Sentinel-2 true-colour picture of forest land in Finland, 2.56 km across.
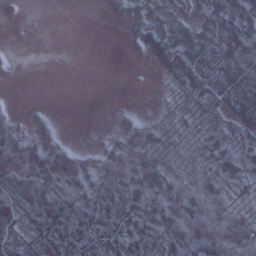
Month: January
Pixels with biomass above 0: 73%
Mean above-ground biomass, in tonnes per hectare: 44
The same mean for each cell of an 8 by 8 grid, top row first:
8 0 0 11 31 35 48 79
3 0 0 0 25 67 62 85
4 0 0 0 1 40 63 82
9 9 0 10 6 28 52 62
86 71 8 45 85 31 39 50
102 100 67 87 91 73 65 44
71 71 45 55 40 105 90 30
42 51 48 39 35 64 100 87
